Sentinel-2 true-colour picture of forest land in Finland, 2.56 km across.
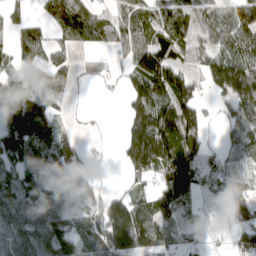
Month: April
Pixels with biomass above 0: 73%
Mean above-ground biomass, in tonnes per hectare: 88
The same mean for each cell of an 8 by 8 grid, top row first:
35 57 72 47 81 98 98 113
82 64 22 48 113 79 71 108
76 88 18 18 165 139 78 185
168 109 8 0 152 169 28 108
178 133 42 8 210 157 34 103
141 122 44 8 80 110 64 63
125 134 62 134 96 95 13 44
114 129 79 172 128 51 19 64
